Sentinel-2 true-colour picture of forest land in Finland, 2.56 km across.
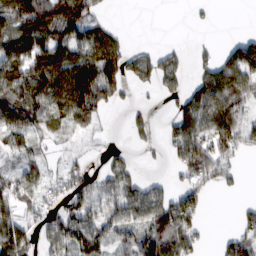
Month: February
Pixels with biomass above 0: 61%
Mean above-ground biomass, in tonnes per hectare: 66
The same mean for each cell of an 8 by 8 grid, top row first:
112 114 103 10 0 0 8 0
99 110 95 100 22 22 17 87
91 137 148 125 44 55 84 108
96 75 107 27 18 49 129 88
57 30 29 15 20 80 106 63
58 43 58 70 23 30 83 22
55 56 84 77 104 111 20 20
92 64 93 50 106 122 14 61
